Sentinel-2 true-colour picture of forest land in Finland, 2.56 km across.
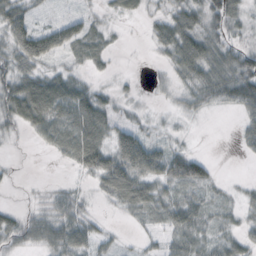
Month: October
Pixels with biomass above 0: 69%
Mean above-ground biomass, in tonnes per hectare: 29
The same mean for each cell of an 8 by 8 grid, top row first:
53 5 17 12 15 38 46 36
50 54 27 10 3 59 56 35
53 52 24 9 4 21 57 92
57 73 59 23 7 12 14 30
4 22 49 41 47 12 0 14
4 1 10 57 47 47 30 1
12 24 25 12 31 34 23 17
28 43 44 13 9 30 22 29
